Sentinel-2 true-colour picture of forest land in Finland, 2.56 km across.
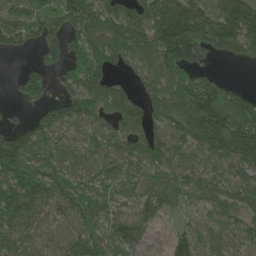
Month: May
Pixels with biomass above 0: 85%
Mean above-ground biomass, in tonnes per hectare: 112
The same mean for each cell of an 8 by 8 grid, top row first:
94 102 171 129 146 263 170 232
55 102 101 147 147 255 119 125
34 78 151 78 73 148 81 8
15 73 126 96 117 142 241 189
144 87 63 84 109 100 150 213
122 105 84 93 71 92 95 93
132 114 109 73 84 69 81 101
106 83 96 75 74 94 85 71
